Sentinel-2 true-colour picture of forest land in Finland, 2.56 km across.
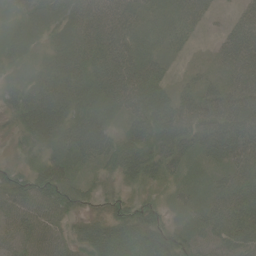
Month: June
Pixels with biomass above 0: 92%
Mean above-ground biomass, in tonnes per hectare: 52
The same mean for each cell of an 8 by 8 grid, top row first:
35 55 53 64 51 53 25 35
44 36 58 72 42 29 10 83
36 57 56 83 79 19 29 67
48 93 53 47 83 78 69 88
24 44 83 53 68 74 66 79
38 64 29 24 50 32 41 51
49 50 23 29 43 32 48 61
46 50 41 74 65 47 51 65
